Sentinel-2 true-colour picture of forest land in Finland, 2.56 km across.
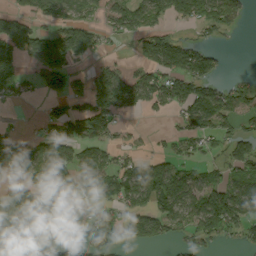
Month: September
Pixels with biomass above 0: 57%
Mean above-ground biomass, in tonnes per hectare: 65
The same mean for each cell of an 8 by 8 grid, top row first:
58 60 40 66 68 64 76 55
92 113 92 13 68 95 38 1
70 58 34 51 54 111 91 20
3 27 69 66 28 45 107 81
62 90 73 41 9 41 41 86
47 116 105 93 102 98 58 79
64 73 35 47 84 104 153 125
68 61 31 47 73 37 56 33
